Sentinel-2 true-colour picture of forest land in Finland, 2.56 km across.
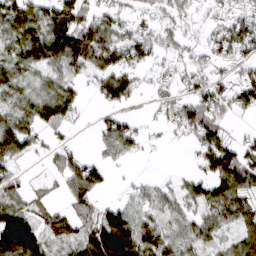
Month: March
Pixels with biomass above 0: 70%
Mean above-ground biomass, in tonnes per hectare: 49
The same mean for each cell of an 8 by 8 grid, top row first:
85 70 70 35 17 31 22 49
52 94 106 84 64 37 44 61
50 43 29 76 19 29 44 44
46 67 26 29 7 41 71 32
73 19 7 60 20 4 71 42
31 10 74 11 6 9 62 107
58 28 30 46 43 34 48 60
162 48 53 127 86 40 37 46
